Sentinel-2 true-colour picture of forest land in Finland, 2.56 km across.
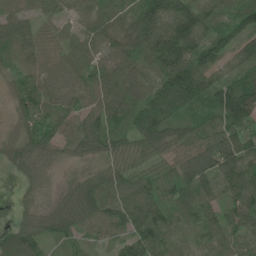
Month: June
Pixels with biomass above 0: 92%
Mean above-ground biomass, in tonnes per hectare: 68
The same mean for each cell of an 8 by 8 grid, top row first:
41 24 24 39 100 135 74 85
56 35 55 55 89 139 87 74
37 34 39 75 57 183 97 79
31 51 61 84 120 118 60 127
36 59 74 63 68 75 67 85
18 9 31 66 39 70 83 96
18 37 111 67 103 66 63 75
103 57 39 47 83 50 60 63
